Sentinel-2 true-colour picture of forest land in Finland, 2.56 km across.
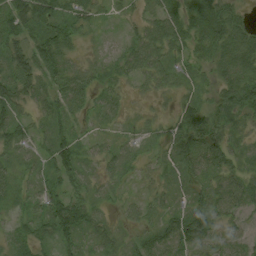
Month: August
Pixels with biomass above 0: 86%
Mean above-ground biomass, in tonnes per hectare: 37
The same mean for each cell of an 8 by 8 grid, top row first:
64 62 36 21 26 55 71 33
48 72 22 15 51 43 45 59
50 43 38 21 26 27 21 48
42 37 31 17 11 31 40 36
39 40 38 23 19 49 64 19
29 31 43 29 15 32 41 36
29 51 54 18 29 25 51 29
32 29 41 27 40 56 47 23
